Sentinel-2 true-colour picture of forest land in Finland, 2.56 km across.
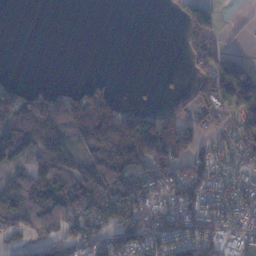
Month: November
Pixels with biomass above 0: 59%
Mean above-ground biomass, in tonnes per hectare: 66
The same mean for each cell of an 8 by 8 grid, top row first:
0 0 0 0 0 21 94 6
0 0 0 0 0 1 100 19
19 4 5 14 1 4 85 224
95 94 106 94 55 32 53 166
148 88 62 162 157 93 30 87
54 105 85 112 99 87 65 63
82 84 104 172 131 98 83 83
44 50 85 85 111 105 88 53
